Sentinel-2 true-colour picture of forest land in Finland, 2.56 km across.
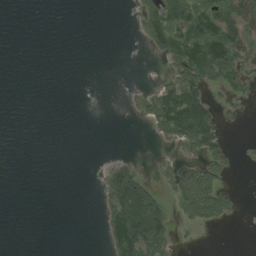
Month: August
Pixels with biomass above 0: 30%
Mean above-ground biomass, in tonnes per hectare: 27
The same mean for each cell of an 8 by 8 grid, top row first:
0 0 0 0 41 74 93 61
0 0 0 0 13 81 101 54
0 0 0 0 0 54 53 44
0 0 0 0 27 134 74 7
0 0 0 0 2 34 73 2
0 0 0 58 24 46 61 3
0 0 0 69 125 25 85 10
0 0 0 66 120 18 0 0
